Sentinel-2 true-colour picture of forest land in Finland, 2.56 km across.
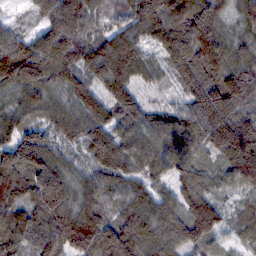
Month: February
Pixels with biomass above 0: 98%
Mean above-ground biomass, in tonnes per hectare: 110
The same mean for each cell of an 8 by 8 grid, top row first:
19 97 118 57 142 138 117 63
132 151 138 139 75 136 171 81
135 116 111 141 51 58 138 129
77 84 110 102 86 52 161 119
130 96 94 131 113 115 113 188
101 149 73 103 78 86 76 106
109 157 124 78 119 106 160 42
128 125 178 152 132 110 103 43
